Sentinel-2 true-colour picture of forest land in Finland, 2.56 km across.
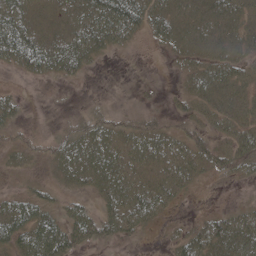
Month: May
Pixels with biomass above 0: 65%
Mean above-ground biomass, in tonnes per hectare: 39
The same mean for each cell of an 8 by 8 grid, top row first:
91 35 67 98 76 41 43 41
113 100 81 28 3 24 37 38
4 15 11 0 5 8 60 40
22 0 14 17 19 21 35 32
17 16 50 52 54 47 36 49
5 11 46 59 50 55 20 22
55 36 33 54 82 15 5 20
58 101 48 35 5 25 74 68
